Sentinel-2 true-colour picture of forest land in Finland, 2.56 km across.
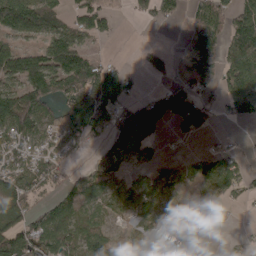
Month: April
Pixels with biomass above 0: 64%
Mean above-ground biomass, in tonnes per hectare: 68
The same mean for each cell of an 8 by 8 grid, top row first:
130 104 65 38 39 30 93 83
75 86 79 1 30 21 92 125
91 126 144 119 20 64 71 118
172 65 114 108 114 135 63 64
70 60 49 57 96 12 8 10
97 78 26 56 39 38 96 66
72 59 52 49 78 26 78 15
91 92 53 42 41 36 6 6
